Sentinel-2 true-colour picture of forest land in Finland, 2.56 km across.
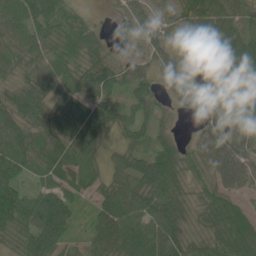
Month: June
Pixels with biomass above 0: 89%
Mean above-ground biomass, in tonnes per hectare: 58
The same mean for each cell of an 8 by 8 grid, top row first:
53 66 27 13 41 42 78 43
50 54 67 23 48 26 49 87
40 59 67 57 47 47 27 87
64 51 56 46 41 17 46 55
72 64 69 25 34 39 65 69
55 46 66 45 76 75 48 68
109 121 30 69 71 77 66 47
67 111 29 81 90 76 65 94
